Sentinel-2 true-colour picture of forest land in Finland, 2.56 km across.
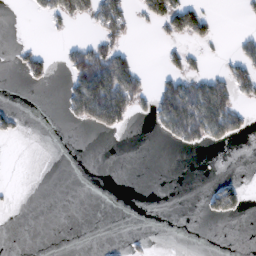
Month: February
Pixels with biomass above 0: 21%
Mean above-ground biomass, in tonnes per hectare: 26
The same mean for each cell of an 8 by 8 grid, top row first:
0 32 42 89 37 92 33 4
9 5 43 54 0 21 9 32
3 24 84 134 34 52 62 70
22 0 73 127 19 146 136 42
1 0 0 0 0 29 36 7
0 0 0 0 0 0 1 8
1 0 0 0 0 0 27 31
0 0 0 2 5 0 0 0
